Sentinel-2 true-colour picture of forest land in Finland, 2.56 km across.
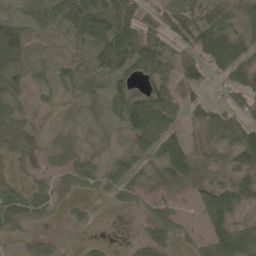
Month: May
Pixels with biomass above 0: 75%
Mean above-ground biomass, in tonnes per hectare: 52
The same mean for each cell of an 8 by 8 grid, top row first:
35 53 178 116 64 66 47 46
78 19 45 140 133 36 9 28
43 29 40 58 55 63 48 61
34 8 26 43 151 69 63 54
40 16 12 14 64 58 69 105
13 20 54 56 56 69 44 67
60 28 17 25 24 34 86 53
13 50 25 8 35 28 54 77
